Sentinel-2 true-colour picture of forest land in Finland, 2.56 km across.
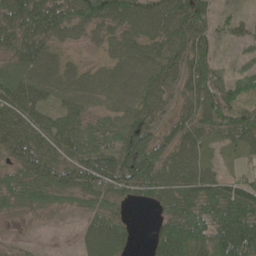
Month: May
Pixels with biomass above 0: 88%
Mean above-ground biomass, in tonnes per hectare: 66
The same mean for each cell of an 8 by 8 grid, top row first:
93 112 74 97 87 90 51 23
76 66 16 40 75 72 53 22
67 70 52 60 73 63 74 46
99 68 67 49 75 42 80 64
79 82 68 61 80 63 41 42
59 76 86 112 103 78 66 40
50 55 39 63 18 90 85 115
10 2 32 90 11 112 85 104
